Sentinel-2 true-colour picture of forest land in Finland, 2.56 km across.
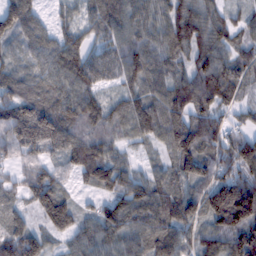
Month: February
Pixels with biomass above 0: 93%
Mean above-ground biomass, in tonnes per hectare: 87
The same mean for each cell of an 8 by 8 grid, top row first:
56 32 45 91 74 111 89 41
45 91 84 69 90 96 97 67
68 81 117 50 95 90 129 76
110 111 125 61 109 122 94 45
105 95 93 64 47 106 83 91
50 87 55 109 65 77 89 90
47 134 48 85 107 115 126 188
125 70 74 93 95 104 93 125
